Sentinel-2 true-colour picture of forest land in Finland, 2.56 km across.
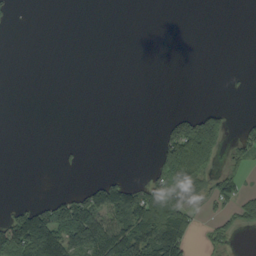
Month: September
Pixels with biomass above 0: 25%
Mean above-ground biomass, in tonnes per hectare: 32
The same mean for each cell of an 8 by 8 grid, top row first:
7 0 0 0 0 0 0 0
0 0 0 0 0 0 0 0
0 0 0 0 0 0 0 0
0 0 0 0 0 20 57 2
0 0 5 0 0 124 114 36
0 0 1 22 16 137 53 33
30 70 119 129 112 98 16 45
129 144 123 143 108 105 19 6
